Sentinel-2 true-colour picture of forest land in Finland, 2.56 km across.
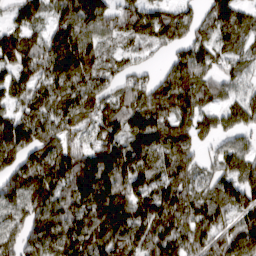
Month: March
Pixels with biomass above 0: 89%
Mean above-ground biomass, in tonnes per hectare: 108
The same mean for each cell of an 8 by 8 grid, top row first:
59 74 161 97 119 86 75 93
125 133 150 54 60 77 92 86
90 113 129 70 62 168 85 57
85 128 130 97 145 141 78 85
168 103 59 103 113 164 35 59
128 134 160 155 107 127 59 122
92 121 133 164 118 140 106 116
90 130 138 129 126 123 95 117
